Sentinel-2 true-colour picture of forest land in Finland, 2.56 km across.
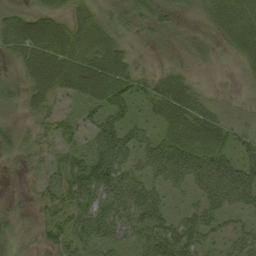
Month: September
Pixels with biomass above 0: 78%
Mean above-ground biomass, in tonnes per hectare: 38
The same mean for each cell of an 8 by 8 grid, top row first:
31 38 37 28 36 20 25 45
47 73 67 51 8 9 15 35
25 69 67 75 29 37 3 4
12 34 21 45 21 53 30 7
23 16 25 70 39 64 53 27
3 22 64 70 41 56 64 58
11 28 62 68 73 13 45 28
15 35 55 50 48 68 26 31
